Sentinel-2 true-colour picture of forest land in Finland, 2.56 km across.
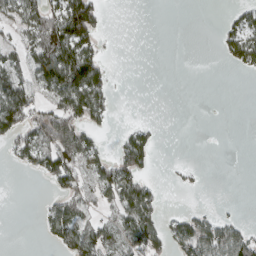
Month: March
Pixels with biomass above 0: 40%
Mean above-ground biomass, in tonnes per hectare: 41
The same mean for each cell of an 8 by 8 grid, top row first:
45 82 138 1 0 0 0 33
38 105 108 1 0 0 0 80
70 95 133 27 0 0 0 0
120 65 95 28 0 0 0 0
58 94 108 18 74 0 0 0
1 59 60 87 52 8 2 0
0 35 50 44 95 4 12 2
0 21 98 58 89 64 98 78
